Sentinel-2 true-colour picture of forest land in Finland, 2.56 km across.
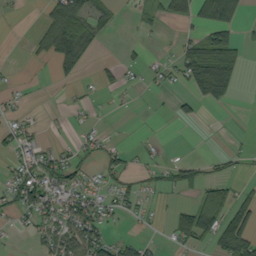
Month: September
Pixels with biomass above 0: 37%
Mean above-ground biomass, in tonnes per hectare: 29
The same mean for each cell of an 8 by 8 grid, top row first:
2 39 69 19 14 48 68 43
0 45 80 1 6 20 74 34
6 2 16 15 9 20 105 22
13 2 8 3 0 15 4 0
35 16 20 13 5 0 0 3
33 61 33 36 18 36 20 10
39 47 67 28 14 16 114 60
3 42 78 34 17 24 43 101
